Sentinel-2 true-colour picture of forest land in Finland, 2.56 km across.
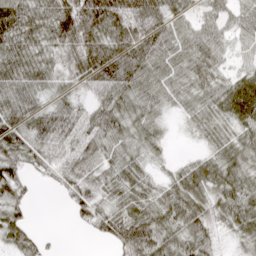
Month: April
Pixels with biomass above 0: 88%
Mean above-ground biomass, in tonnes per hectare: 55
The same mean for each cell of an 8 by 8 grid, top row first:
82 70 95 94 94 50 46 43
70 54 70 86 93 56 72 28
66 44 55 98 60 49 56 53
60 54 48 63 41 18 49 70
60 59 59 46 35 4 30 53
57 28 61 49 39 39 67 57
43 0 49 50 56 67 62 71
46 12 1 50 92 76 60 33
